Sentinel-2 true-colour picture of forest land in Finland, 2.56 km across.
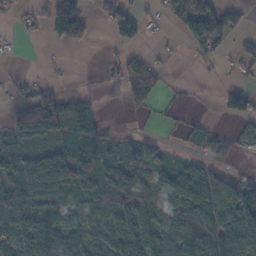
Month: November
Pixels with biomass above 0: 59%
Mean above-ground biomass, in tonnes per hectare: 49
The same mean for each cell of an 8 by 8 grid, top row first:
16 55 62 90 34 43 110 27
7 6 13 12 20 4 99 29
11 15 0 9 91 5 5 9
74 112 43 0 15 6 1 57
43 34 42 30 62 7 30 20
64 123 69 60 86 72 41 20
41 66 42 44 89 113 95 77
63 88 53 48 94 138 115 76
